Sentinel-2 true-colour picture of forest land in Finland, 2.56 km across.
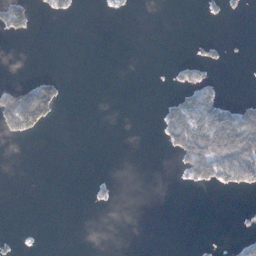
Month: January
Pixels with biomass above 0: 15%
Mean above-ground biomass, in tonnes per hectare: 15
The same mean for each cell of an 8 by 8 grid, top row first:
51 8 1 3 0 0 4 4
0 0 0 0 0 0 10 1
6 29 0 0 0 9 15 0
126 70 0 0 0 48 61 47
2 0 0 0 0 45 114 127
0 0 0 1 0 5 51 75
0 0 0 3 0 0 0 2
5 0 0 0 0 0 1 11
